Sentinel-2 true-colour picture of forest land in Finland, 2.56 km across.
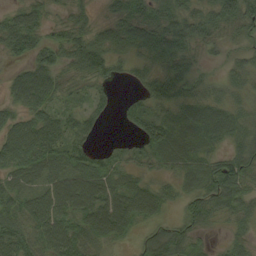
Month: September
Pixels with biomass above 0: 86%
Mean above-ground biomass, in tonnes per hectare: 52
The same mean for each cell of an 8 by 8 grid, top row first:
44 27 31 33 50 51 48 74
49 48 76 54 56 57 25 25
47 75 40 33 40 63 22 30
44 58 36 18 55 48 80 36
93 90 51 13 52 79 46 42
51 56 73 62 37 40 57 82
61 94 79 87 81 18 59 57
76 79 76 46 26 43 18 33
